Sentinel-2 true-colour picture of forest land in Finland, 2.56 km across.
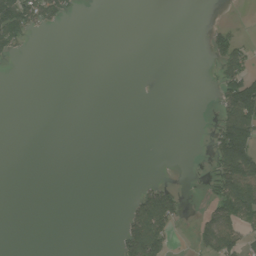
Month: August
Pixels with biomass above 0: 17%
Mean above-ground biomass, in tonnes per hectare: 27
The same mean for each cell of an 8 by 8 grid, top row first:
144 70 4 0 0 0 0 2
40 0 0 0 0 0 31 60
0 0 0 0 0 0 2 118
0 0 0 0 0 0 4 148
0 0 0 0 0 0 21 187
0 0 0 0 2 0 25 163
0 0 0 0 109 67 33 123
0 0 0 6 169 16 82 81
